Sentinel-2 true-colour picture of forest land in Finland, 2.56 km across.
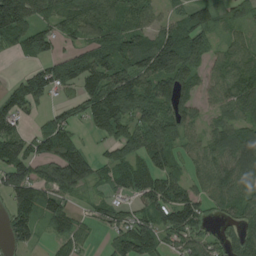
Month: August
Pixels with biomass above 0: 79%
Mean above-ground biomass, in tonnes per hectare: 74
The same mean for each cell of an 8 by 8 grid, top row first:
163 67 100 85 61 40 48 33
46 55 49 85 108 130 57 51
32 92 96 121 96 117 51 86
74 30 47 143 86 82 37 65
93 97 54 65 93 62 71 130
99 68 120 53 79 47 75 107
88 90 22 48 60 117 47 73
60 22 46 40 97 52 50 68
